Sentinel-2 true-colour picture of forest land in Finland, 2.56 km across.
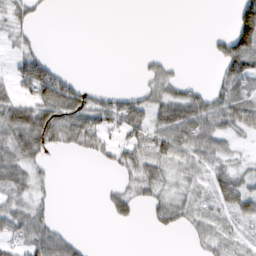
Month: February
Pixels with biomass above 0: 51%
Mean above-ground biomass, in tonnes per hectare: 36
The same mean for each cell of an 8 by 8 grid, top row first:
33 6 0 0 0 0 0 64
19 5 0 0 0 0 10 78
56 124 18 0 14 28 8 73
80 94 87 65 52 72 74 88
83 72 52 39 55 78 58 13
56 10 0 10 60 23 39 37
41 21 0 41 20 46 20 54
60 76 17 0 0 1 33 21
